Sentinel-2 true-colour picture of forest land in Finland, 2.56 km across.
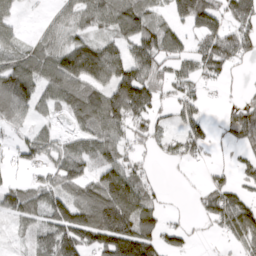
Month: April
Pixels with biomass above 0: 70%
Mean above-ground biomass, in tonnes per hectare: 86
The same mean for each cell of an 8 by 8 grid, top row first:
40 28 84 104 105 74 139 95
60 84 127 87 136 70 86 76
150 105 167 154 139 65 45 7
92 38 84 151 125 51 20 76
41 64 71 81 48 57 50 57
15 56 104 160 57 3 28 33
94 97 140 277 154 3 92 128
19 95 139 202 161 53 6 81
